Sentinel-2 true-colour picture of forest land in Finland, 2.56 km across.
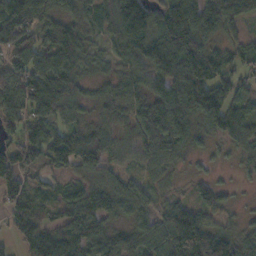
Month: October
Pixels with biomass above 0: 88%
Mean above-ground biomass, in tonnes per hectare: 83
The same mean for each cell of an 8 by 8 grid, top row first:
106 81 67 99 135 151 131 74
91 114 104 39 120 168 101 51
92 128 80 56 68 93 143 59
70 94 51 64 88 100 118 88
86 103 136 70 86 88 33 72
79 38 60 52 40 23 28 15
55 43 85 66 58 98 72 17
40 87 99 70 80 164 170 73
